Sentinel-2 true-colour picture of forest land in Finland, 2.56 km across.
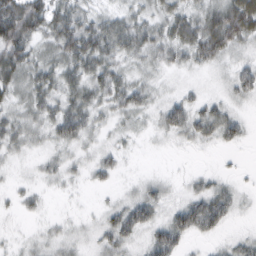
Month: February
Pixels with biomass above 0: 83%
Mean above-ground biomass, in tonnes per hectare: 32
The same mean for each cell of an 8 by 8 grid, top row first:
107 71 50 34 31 46 50 93
79 35 75 49 48 45 62 33
49 41 44 42 25 11 11 40
30 34 49 28 27 45 38 16
29 23 28 15 6 11 16 17
9 18 13 20 10 6 16 7
13 7 5 22 49 32 66 15
10 18 16 36 25 43 13 19
